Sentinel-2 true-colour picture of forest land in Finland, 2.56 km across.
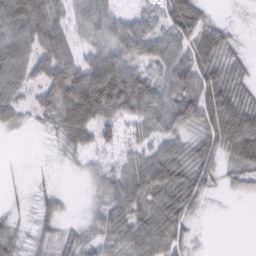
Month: February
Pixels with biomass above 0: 82%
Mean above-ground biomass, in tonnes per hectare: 49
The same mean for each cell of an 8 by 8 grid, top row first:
83 78 58 50 34 78 31 3
65 81 47 67 62 62 68 23
53 62 91 104 71 81 76 51
33 49 100 67 70 85 76 75
1 7 50 36 43 47 53 79
1 3 8 42 81 74 44 33
9 18 5 63 62 74 11 0
41 30 36 46 67 48 3 0
